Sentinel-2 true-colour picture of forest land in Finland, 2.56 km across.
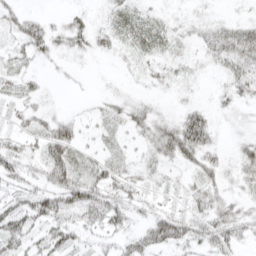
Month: April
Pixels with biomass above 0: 65%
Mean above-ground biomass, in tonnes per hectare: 24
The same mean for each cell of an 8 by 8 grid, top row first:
24 10 15 22 22 8 10 9
20 29 19 18 24 13 22 44
22 6 4 2 8 15 3 28
14 16 7 20 24 15 25 12
21 45 22 15 18 60 36 16
29 37 37 34 21 10 27 22
44 46 42 41 21 22 37 23
37 37 16 16 40 49 35 22
